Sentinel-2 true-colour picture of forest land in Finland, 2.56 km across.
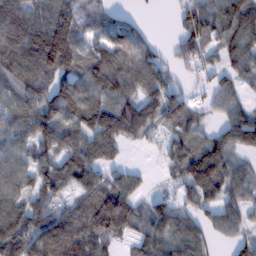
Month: February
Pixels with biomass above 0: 81%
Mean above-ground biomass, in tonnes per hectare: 92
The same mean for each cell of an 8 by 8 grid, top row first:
134 124 104 55 14 37 108 117
151 194 95 105 72 50 62 89
123 122 104 119 107 47 37 58
93 126 141 133 120 98 33 66
70 102 101 101 32 73 76 82
98 116 129 67 23 58 168 67
85 88 94 163 62 72 76 66
140 150 154 83 78 89 54 55
